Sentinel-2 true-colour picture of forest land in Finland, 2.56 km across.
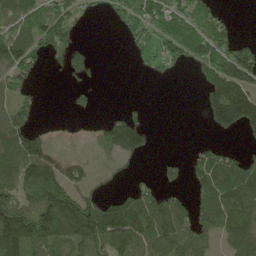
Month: May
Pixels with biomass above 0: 57%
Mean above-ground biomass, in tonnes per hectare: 78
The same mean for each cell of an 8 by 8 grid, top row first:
94 111 32 33 111 130 92 2
114 71 40 0 54 137 181 97
77 1 20 0 4 5 127 192
79 0 21 19 10 0 61 194
93 51 4 128 78 0 16 11
100 143 68 13 11 24 92 94
172 178 158 113 142 75 86 108
140 140 119 122 112 105 56 105
